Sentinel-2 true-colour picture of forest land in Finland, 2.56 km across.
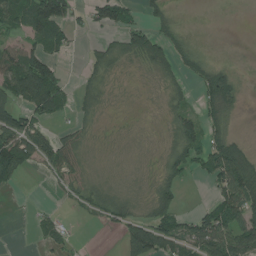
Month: July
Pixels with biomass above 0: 56%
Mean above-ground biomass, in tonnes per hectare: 44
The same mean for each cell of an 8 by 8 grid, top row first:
64 147 23 78 24 18 0 0
49 57 8 33 86 49 6 0
107 124 20 18 7 33 70 23
92 85 26 5 2 40 47 19
109 63 34 5 4 51 61 42
41 25 37 12 8 51 43 104
0 6 24 56 20 53 43 110
0 31 8 1 127 78 120 100
